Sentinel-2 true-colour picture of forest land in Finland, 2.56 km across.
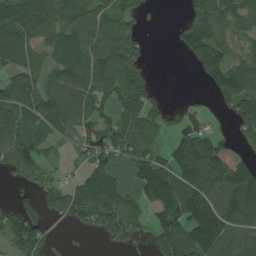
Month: July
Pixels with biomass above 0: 69%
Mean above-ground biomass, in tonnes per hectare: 76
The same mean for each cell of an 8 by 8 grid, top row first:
75 88 85 74 30 9 80 58
98 61 99 100 36 23 121 59
64 54 86 99 48 0 43 95
91 99 86 58 86 18 31 99
117 39 37 74 83 82 93 24
55 45 38 47 123 152 157 135
56 59 94 116 56 161 154 142
82 51 1 42 12 137 150 86
